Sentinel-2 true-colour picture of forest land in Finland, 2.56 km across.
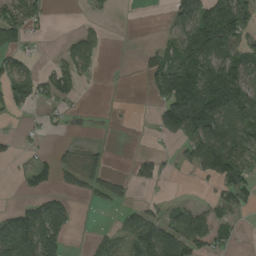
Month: August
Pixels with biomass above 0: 48%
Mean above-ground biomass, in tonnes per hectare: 61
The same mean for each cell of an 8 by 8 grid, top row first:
73 28 4 6 0 68 123 130
57 3 51 1 14 80 161 86
89 46 35 1 29 217 192 109
29 18 4 1 1 189 214 135
13 10 15 4 1 30 150 109
11 47 65 32 37 10 56 67
43 103 8 27 42 37 47 43
144 133 0 35 129 113 121 11
